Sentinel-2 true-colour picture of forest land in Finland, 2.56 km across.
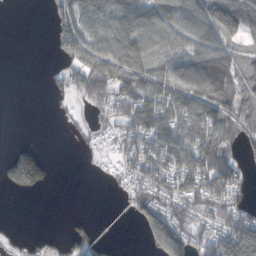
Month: October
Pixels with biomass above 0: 60%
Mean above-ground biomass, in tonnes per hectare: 61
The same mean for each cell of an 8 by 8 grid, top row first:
0 24 79 65 82 88 124 136
0 9 97 108 94 69 78 57
0 20 64 110 100 88 120 93
0 7 10 47 105 87 101 83
26 2 11 21 77 93 96 52
136 55 0 17 72 86 104 52
0 0 0 0 89 71 68 59
20 22 65 11 38 156 72 160
